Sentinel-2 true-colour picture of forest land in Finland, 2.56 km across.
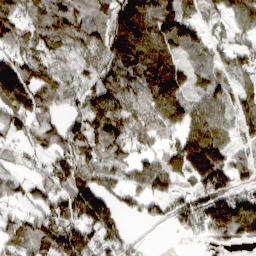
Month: March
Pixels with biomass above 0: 85%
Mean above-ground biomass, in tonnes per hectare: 103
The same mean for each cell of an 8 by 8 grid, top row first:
124 120 90 110 151 171 53 84
94 85 61 117 142 141 78 53
176 95 50 103 121 167 90 52
104 61 69 149 117 128 99 102
36 72 123 125 87 117 193 73
36 85 132 81 120 122 190 72
42 94 173 104 55 95 164 225
88 133 140 83 11 6 51 86
